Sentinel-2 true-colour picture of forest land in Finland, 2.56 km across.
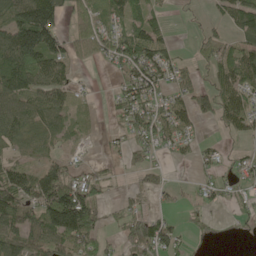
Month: May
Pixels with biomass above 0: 65%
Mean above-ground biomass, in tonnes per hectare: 56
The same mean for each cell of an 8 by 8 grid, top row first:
93 151 53 55 50 3 13 94
155 132 42 72 93 20 49 82
102 88 15 15 95 47 33 84
83 85 15 22 84 58 42 77
40 31 12 14 42 37 18 12
80 77 55 16 28 2 23 32
90 137 184 16 35 19 25 19
79 85 98 22 87 47 7 4
